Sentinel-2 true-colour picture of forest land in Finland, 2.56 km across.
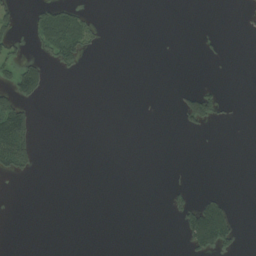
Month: August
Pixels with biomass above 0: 11%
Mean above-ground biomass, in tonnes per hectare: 16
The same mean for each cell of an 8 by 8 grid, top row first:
23 62 43 0 0 0 0 2
28 59 65 0 0 0 5 0
84 22 2 0 0 0 2 0
104 0 0 0 0 17 94 1
120 0 0 0 0 0 0 0
33 0 0 0 0 1 0 0
0 0 0 0 0 33 91 3
0 0 0 0 0 5 127 23
